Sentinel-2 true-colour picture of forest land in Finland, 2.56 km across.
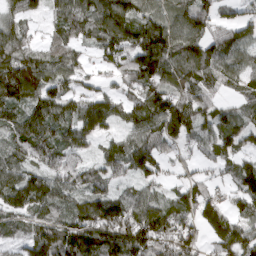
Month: March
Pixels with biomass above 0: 87%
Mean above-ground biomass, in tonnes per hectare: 82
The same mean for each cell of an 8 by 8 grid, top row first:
61 40 101 138 73 79 89 55
99 65 55 100 137 105 91 85
147 102 55 33 103 92 79 68
67 92 80 69 93 136 72 43
74 87 65 46 83 55 59 38
87 81 77 62 70 23 28 90
73 87 79 122 97 69 115 63
33 103 118 137 124 110 63 117
